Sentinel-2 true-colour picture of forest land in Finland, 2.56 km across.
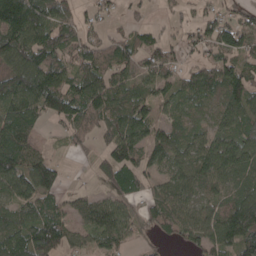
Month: April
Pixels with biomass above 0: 76%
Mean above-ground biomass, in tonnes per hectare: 76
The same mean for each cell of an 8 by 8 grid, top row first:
181 117 37 18 14 20 35 47
125 121 67 69 68 48 65 93
122 123 90 80 62 54 90 92
97 85 88 98 73 46 38 86
117 12 36 76 85 82 75 95
120 101 2 85 72 72 98 87
81 77 44 69 36 94 61 155
106 123 44 65 12 36 82 142
